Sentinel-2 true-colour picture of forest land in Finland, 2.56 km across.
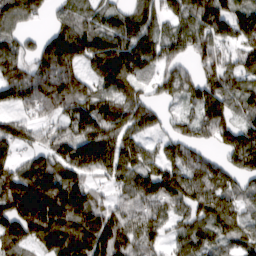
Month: March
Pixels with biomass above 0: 87%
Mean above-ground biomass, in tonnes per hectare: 104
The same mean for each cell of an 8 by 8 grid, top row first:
106 38 68 68 82 75 115 103
73 135 140 144 121 72 64 70
106 162 93 145 56 83 69 82
58 88 107 108 106 33 117 72
99 64 124 117 72 82 51 124
132 179 106 101 118 115 111 78
196 244 177 82 95 81 127 72
117 150 186 167 89 61 92 79
